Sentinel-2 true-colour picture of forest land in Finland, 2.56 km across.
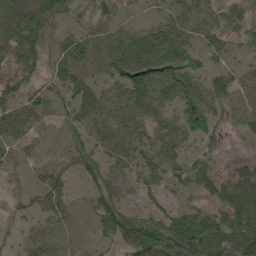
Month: June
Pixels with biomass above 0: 86%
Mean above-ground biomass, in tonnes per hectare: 51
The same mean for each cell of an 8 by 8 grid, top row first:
56 64 26 31 18 41 37 51
51 44 62 50 102 102 34 24
42 33 53 60 96 88 43 36
54 33 45 57 69 65 85 41
40 14 47 57 53 65 49 11
17 41 42 62 46 51 43 39
19 50 19 81 42 36 33 72
14 28 13 44 127 110 98 88
